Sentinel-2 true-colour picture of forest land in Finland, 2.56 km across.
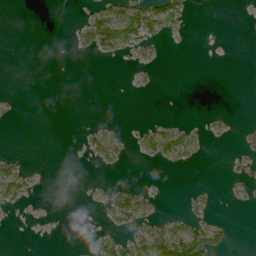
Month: July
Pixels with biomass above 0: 19%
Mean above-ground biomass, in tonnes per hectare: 14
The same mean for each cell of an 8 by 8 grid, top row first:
0 0 6 64 74 42 0 0
3 4 17 36 18 1 0 0
0 1 0 0 3 0 0 0
5 0 0 0 0 0 4 0
0 0 5 39 24 69 10 6
43 0 0 2 0 1 0 14
11 0 0 46 30 1 16 2
0 0 0 32 71 105 76 0
